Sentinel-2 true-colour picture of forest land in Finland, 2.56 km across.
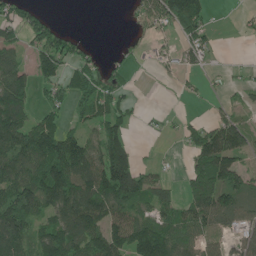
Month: June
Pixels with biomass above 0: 62%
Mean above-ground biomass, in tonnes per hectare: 82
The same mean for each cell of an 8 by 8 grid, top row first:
82 37 0 0 77 139 51 13
58 122 42 7 19 46 62 0
107 74 71 59 1 16 13 17
148 62 53 81 14 7 15 39
126 141 96 128 5 10 163 113
126 161 129 207 88 13 192 98
213 115 137 117 68 92 165 101
162 121 126 134 154 102 58 61
